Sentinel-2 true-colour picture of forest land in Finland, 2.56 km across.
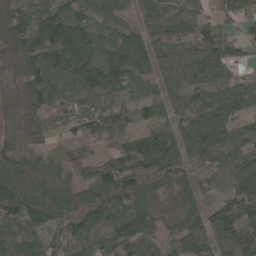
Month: May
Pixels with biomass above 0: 92%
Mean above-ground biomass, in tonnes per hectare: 89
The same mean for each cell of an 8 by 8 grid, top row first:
143 112 76 63 46 53 44 62
175 137 132 100 98 77 91 52
112 115 130 127 58 42 54 54
142 101 80 78 46 54 98 73
172 91 76 73 99 85 103 73
101 67 69 115 122 54 72 89
106 116 81 89 80 42 68 83
91 79 95 87 85 77 100 102
